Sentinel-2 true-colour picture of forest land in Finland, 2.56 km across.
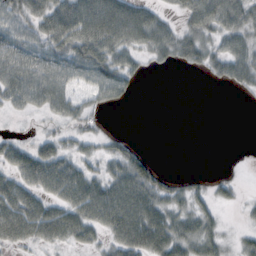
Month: October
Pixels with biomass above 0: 68%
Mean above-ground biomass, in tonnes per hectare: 39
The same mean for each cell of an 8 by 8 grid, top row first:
47 60 78 84 54 23 73 58
58 56 77 71 43 61 41 49
68 67 40 62 10 0 14 44
20 31 27 9 0 0 0 0
27 31 19 14 4 0 0 1
47 72 57 48 52 7 8 3
69 48 67 83 78 32 24 10
48 41 37 38 81 58 43 17
